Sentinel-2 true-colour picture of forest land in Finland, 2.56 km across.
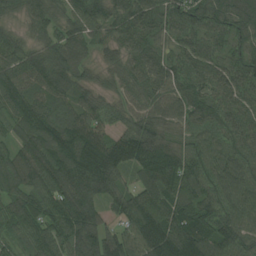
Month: August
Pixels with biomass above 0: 97%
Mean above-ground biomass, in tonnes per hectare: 96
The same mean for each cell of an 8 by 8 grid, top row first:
38 76 90 83 86 92 105 123
75 92 86 55 79 70 82 66
118 117 74 39 76 91 89 95
94 90 93 57 65 83 108 78
70 124 125 91 117 80 89 80
102 137 135 93 89 115 94 106
94 104 141 59 151 140 101 100
56 100 135 102 138 152 123 106
